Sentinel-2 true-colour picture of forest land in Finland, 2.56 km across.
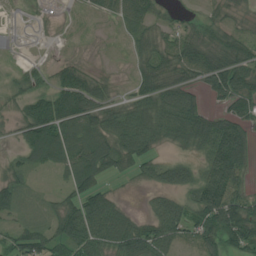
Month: July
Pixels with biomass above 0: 71%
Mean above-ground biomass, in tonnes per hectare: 54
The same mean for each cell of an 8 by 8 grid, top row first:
1 4 6 35 60 14 19 19
2 3 2 2 45 54 68 63
25 34 67 16 64 58 64 83
26 96 90 50 82 102 50 50
24 130 90 80 86 53 88 94
31 10 90 35 35 58 72 50
35 20 78 64 15 63 117 93
57 66 81 82 104 52 66 100
